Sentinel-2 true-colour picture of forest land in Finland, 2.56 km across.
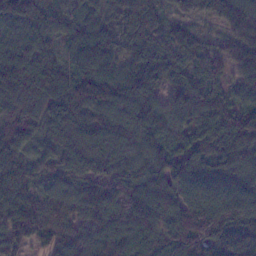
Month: January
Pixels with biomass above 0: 96%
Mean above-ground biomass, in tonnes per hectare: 102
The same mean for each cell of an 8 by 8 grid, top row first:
87 57 64 61 118 64 80 131
67 63 98 77 132 126 71 103
121 109 134 85 103 84 87 84
87 133 95 112 104 104 99 113
81 62 96 102 85 70 112 127
114 56 110 69 118 113 114 111
121 104 104 119 136 122 143 148
104 95 114 130 121 116 139 133
